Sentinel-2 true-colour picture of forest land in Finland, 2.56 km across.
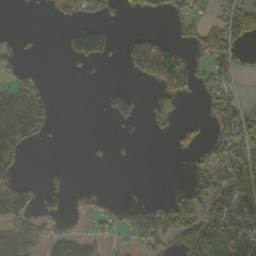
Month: October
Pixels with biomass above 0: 36%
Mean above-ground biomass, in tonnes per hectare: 46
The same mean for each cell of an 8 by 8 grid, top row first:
0 6 40 24 25 22 18 107
17 0 77 32 93 48 95 33
29 7 3 1 43 110 35 20
128 65 0 68 16 74 21 71
161 7 0 5 0 22 34 129
44 10 0 0 0 0 52 147
102 31 25 26 54 96 70 89
107 47 53 20 62 62 102 70
